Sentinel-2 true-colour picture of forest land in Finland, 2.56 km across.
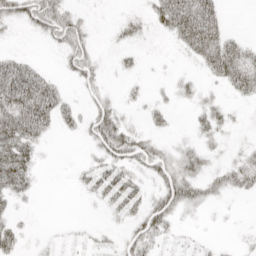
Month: April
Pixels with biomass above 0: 53%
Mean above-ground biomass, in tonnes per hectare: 23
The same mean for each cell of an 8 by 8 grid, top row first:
32 50 16 3 16 68 54 0
4 7 35 7 6 11 57 34
70 29 23 4 6 13 14 49
63 51 20 34 12 6 26 4
54 7 5 50 34 15 15 10
53 1 14 43 21 48 28 42
9 0 1 21 33 42 13 1
22 5 7 9 38 9 5 5
